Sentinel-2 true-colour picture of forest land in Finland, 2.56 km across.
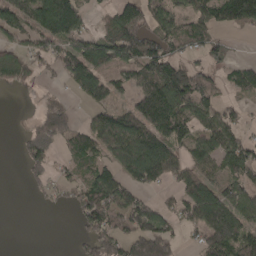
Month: April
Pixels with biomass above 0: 66%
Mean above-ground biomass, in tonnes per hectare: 83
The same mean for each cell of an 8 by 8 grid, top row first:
89 155 84 80 109 87 92 141
56 65 114 153 131 66 84 3
59 21 118 79 107 166 69 65
0 71 23 103 157 139 103 37
14 100 89 121 154 87 98 85
0 56 54 87 123 67 77 96
0 15 84 125 94 58 93 108
0 0 35 115 153 62 111 136
